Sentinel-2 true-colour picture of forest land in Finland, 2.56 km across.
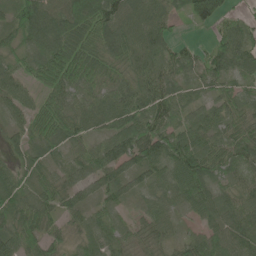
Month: June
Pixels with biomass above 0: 92%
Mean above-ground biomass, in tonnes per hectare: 63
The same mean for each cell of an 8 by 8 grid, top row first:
62 93 123 98 88 45 107 21
52 92 98 82 89 40 32 77
56 72 89 56 75 55 47 46
43 81 72 79 80 59 43 52
31 65 50 65 91 81 68 72
47 41 55 68 57 70 75 55
71 58 51 37 36 41 69 66
71 50 35 38 35 37 61 73
